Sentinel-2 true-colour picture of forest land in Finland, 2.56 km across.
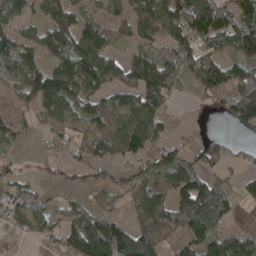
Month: April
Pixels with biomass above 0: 71%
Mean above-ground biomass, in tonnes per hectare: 80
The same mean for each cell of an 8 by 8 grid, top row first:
64 76 72 50 97 125 149 102
130 99 120 58 57 99 72 103
103 154 134 93 134 75 126 108
73 90 72 87 129 14 14 114
41 22 62 92 109 54 62 20
43 20 35 38 64 114 73 25
76 55 46 30 99 92 117 21
30 43 114 176 135 49 98 70
